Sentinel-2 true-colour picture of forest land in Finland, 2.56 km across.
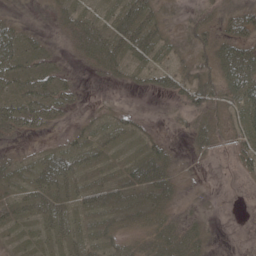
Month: May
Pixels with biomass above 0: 67%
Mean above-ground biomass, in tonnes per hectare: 22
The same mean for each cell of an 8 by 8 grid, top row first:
8 11 21 18 46 9 16 28
39 14 24 33 32 12 31 46
38 25 6 9 13 30 33 77
40 32 7 9 3 7 30 41
7 5 18 19 17 5 21 23
17 49 26 12 37 21 0 8
30 43 16 20 25 19 9 0
10 19 20 16 24 36 18 0
